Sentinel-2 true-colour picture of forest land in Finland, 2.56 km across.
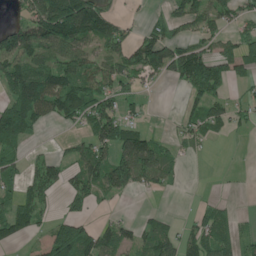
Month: June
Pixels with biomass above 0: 59%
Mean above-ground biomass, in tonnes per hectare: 65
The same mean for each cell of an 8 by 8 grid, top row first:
28 142 200 78 16 50 82 47
125 96 98 83 96 77 51 78
123 103 98 93 40 54 113 41
136 75 96 77 24 9 63 29
72 6 40 95 98 30 23 1
45 77 75 120 95 26 0 3
75 31 36 10 9 1 33 8
45 60 117 94 50 78 92 59
